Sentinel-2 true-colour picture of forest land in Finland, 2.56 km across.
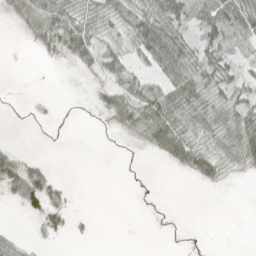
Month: April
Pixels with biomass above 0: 48%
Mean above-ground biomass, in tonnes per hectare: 20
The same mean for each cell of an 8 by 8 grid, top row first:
40 77 32 20 34 41 19 57
0 29 55 27 40 53 30 11
0 0 4 30 20 46 33 22
0 2 1 43 47 50 39 34
4 0 0 1 22 50 23 52
67 27 0 0 1 4 26 8
19 40 1 0 1 1 0 0
7 9 3 0 0 1 1 0
